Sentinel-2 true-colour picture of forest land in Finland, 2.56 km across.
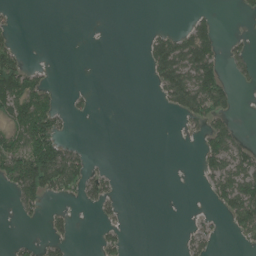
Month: June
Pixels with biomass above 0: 28%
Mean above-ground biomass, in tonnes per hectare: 36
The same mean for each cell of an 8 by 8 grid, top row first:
9 0 0 0 0 0 22 10
45 0 0 1 25 105 95 20
127 28 0 0 5 127 117 21
85 105 12 0 0 38 99 10
77 141 17 0 0 0 59 49
126 169 91 24 0 0 40 95
24 26 11 21 0 0 8 108
11 35 3 29 0 3 34 18
